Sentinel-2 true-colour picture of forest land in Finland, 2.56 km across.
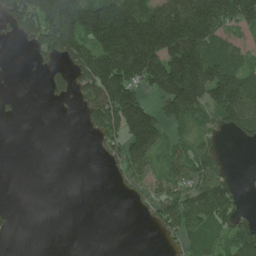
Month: July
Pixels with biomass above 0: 54%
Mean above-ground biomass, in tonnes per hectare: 91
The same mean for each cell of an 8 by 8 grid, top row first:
151 197 206 201 192 157 188 192
11 135 157 222 277 178 127 73
1 55 97 197 140 226 190 159
11 0 39 195 149 126 85 150
0 0 0 77 171 52 38 21
0 0 0 24 91 75 93 16
6 0 0 0 37 149 173 58
3 0 0 0 0 53 73 140
